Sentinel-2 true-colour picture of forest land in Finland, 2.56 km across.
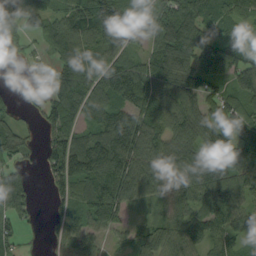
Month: September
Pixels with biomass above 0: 83%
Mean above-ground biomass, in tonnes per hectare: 87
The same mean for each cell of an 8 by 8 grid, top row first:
87 73 113 204 80 122 89 85
15 47 111 102 44 122 94 74
24 43 141 130 112 106 82 80
30 65 99 103 95 96 109 105
74 79 103 146 122 118 112 93
96 59 78 139 102 82 125 78
113 23 74 119 24 59 86 71
47 19 69 29 78 93 90 58
